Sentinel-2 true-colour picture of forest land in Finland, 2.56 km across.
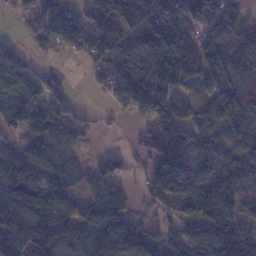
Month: January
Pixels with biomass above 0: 80%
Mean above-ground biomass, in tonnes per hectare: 107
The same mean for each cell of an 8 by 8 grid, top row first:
39 138 102 196 161 163 163 63
41 52 80 135 137 193 135 96
119 56 2 94 145 171 117 99
90 120 33 24 83 116 93 121
49 91 49 0 60 158 55 93
138 98 57 89 41 213 112 89
190 163 81 149 24 80 116 94
144 183 164 193 134 85 131 145
